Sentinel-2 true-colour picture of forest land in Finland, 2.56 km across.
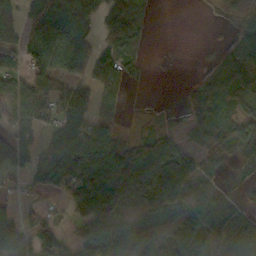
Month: October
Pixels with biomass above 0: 67%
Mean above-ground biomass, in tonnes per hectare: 59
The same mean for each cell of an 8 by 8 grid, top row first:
48 107 93 82 25 0 2 17
87 101 89 65 13 0 1 33
76 85 44 63 6 0 37 76
87 81 77 34 4 2 50 56
80 37 90 52 53 44 86 83
38 67 109 90 105 118 31 19
37 22 67 91 71 81 46 37
47 87 90 123 110 90 76 78
